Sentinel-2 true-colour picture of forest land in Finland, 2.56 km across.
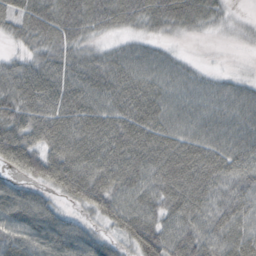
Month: October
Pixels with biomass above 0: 91%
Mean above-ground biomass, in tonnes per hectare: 56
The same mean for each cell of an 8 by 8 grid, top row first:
49 62 61 58 53 58 43 9
19 49 42 26 28 10 2 8
64 68 62 67 58 40 23 18
61 66 71 63 74 46 43 42
78 57 74 77 77 68 57 49
38 71 79 72 60 83 76 57
84 59 37 68 58 58 61 57
71 91 96 39 97 65 66 62
